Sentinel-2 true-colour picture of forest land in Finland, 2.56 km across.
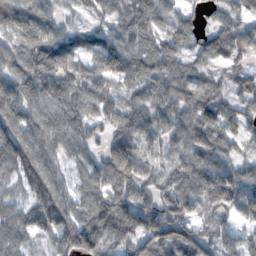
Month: November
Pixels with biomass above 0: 92%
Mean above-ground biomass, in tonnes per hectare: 91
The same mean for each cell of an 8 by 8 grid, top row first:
124 80 42 69 102 68 30 68
92 155 76 92 88 77 74 63
115 145 87 81 78 89 55 60
115 101 93 67 89 94 99 73
123 88 77 83 73 69 114 58
77 116 61 120 74 85 109 75
67 130 97 154 108 102 66 74
80 55 167 119 134 154 93 57
